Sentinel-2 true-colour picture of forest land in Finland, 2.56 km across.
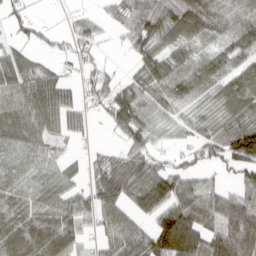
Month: March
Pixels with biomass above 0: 77%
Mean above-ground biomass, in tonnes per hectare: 62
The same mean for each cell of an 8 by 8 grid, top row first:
40 4 25 36 97 94 80 51
34 25 42 6 52 57 28 63
82 64 36 36 62 70 64 85
81 89 33 61 51 19 19 72
71 42 8 13 66 17 69 140
56 47 28 86 82 74 18 46
76 70 62 72 77 101 82 104
94 108 48 70 84 156 87 140
